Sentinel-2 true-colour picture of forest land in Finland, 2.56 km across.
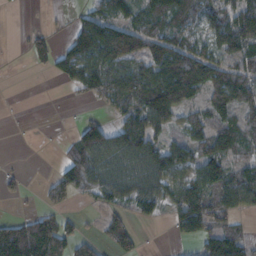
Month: November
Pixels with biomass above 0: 63%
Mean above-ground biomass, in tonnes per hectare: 67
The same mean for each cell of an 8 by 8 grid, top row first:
0 3 32 75 76 91 74 113
3 54 99 130 93 102 77 98
0 7 94 123 103 163 118 104
0 0 6 43 112 81 70 84
0 2 56 95 118 61 89 75
22 14 74 79 87 91 103 84
5 37 11 47 48 76 110 58
182 167 55 63 13 16 65 64
